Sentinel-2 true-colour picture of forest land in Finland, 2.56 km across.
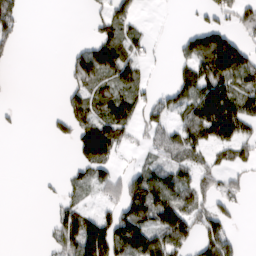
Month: March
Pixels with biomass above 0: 49%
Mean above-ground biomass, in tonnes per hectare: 53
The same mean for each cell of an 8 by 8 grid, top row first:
49 0 1 57 11 0 26 54
21 0 30 105 31 20 158 98
0 0 62 83 35 44 116 98
6 8 73 97 51 53 140 97
0 5 99 107 23 72 69 77
0 4 31 45 76 73 43 27
0 9 47 44 139 127 50 20
0 18 140 143 114 94 75 23
